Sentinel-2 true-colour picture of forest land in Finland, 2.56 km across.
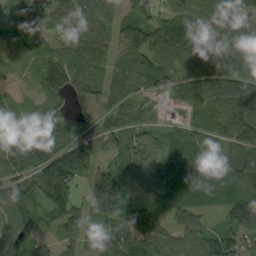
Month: September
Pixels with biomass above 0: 90%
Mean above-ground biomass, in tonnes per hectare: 84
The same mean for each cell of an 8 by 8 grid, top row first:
45 104 117 72 64 106 118 168
74 41 79 60 122 139 130 125
18 94 85 74 70 65 136 118
47 67 31 50 22 13 71 100
80 100 116 53 67 74 79 84
73 74 104 133 71 90 89 84
83 83 77 145 83 81 46 139
87 33 67 82 123 72 101 88
